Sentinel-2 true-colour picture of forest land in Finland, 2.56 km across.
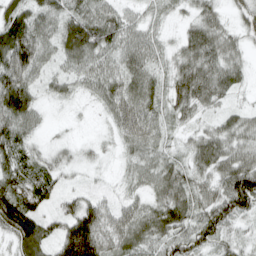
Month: April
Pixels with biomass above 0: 92%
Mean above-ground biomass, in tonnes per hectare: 54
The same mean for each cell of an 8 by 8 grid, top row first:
68 49 63 57 33 20 51 31
103 39 86 51 57 32 75 36
77 30 38 55 55 53 77 38
88 13 6 51 62 42 29 34
62 23 23 21 56 25 67 55
55 45 13 11 44 60 50 109
93 33 76 40 54 78 69 76
67 64 168 69 69 70 63 31
